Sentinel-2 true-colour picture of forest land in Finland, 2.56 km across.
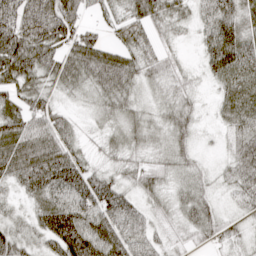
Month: April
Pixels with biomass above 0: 93%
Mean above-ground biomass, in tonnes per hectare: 50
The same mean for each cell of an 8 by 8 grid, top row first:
74 79 50 30 63 43 44 61
93 68 71 39 40 16 56 77
74 44 54 68 38 32 21 66
61 54 15 42 34 52 9 60
74 67 31 35 39 41 9 52
59 88 77 33 41 33 24 50
19 75 89 76 33 35 42 26
56 60 109 100 46 18 28 22
